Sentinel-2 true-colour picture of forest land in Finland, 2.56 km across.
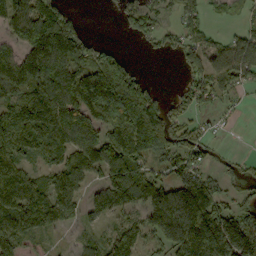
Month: September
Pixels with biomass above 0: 74%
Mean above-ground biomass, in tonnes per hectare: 118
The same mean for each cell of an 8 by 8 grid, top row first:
122 158 26 9 109 44 51 31
95 248 127 40 17 52 89 121
178 196 152 250 56 8 115 87
151 205 148 280 249 62 46 15
153 138 130 116 171 98 57 1
155 94 111 125 120 96 81 45
178 145 75 102 140 318 217 93
125 26 31 87 89 228 243 245
